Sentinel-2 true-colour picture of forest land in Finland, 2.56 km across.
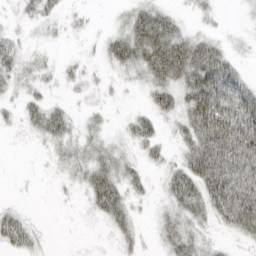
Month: March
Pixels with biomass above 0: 61%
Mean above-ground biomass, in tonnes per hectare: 30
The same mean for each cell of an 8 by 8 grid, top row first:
15 21 7 6 42 19 13 5
25 8 4 31 64 67 40 8
33 13 15 10 29 50 86 38
17 38 9 6 19 39 111 85
2 22 30 19 34 21 81 90
1 4 26 42 19 45 80 58
12 0 5 48 8 39 46 64
47 5 1 10 10 40 18 17
